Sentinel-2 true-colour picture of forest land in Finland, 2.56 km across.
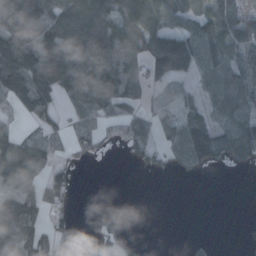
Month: October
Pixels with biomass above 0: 61%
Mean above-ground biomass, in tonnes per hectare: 72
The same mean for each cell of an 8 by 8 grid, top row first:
168 98 120 124 141 87 104 79
177 137 151 150 108 179 112 79
149 153 136 157 78 60 56 72
39 70 58 58 38 46 54 82
88 72 44 19 65 66 151 110
144 71 10 0 9 14 8 1
113 78 4 11 0 0 0 0
92 68 9 33 8 0 7 8
